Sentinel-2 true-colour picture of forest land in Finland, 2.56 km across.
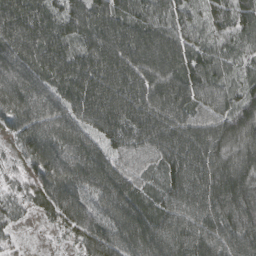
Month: March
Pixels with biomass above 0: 97%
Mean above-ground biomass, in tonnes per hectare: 95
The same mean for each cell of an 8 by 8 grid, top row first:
130 98 107 128 86 73 44 78
125 126 89 136 146 108 65 56
112 98 117 120 111 115 82 49
100 112 102 127 123 115 77 90
42 107 102 69 89 113 129 84
34 103 114 117 68 107 120 110
51 70 92 98 99 93 106 112
23 11 60 109 125 112 84 111
